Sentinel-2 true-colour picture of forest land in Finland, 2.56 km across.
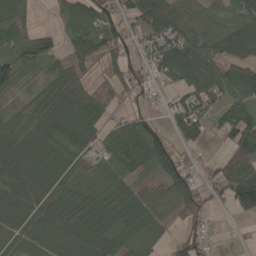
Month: May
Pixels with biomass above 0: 82%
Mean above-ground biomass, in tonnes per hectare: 65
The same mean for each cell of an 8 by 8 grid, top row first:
46 7 92 69 92 76 49 67
65 57 87 87 63 103 80 106
40 45 69 73 59 82 88 91
26 72 83 37 32 63 71 85
69 72 66 59 90 64 26 125
76 65 34 67 26 124 29 109
68 65 84 75 67 52 62 75
52 58 62 58 49 48 36 6
